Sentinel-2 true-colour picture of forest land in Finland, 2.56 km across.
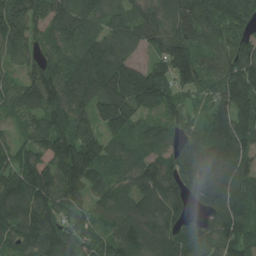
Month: July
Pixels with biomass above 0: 95%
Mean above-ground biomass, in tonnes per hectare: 144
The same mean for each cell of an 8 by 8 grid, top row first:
179 139 154 105 113 139 190 199
117 117 145 164 78 207 97 127
87 184 171 244 212 169 111 201
104 160 151 195 108 102 99 170
90 169 238 112 93 81 138 144
155 179 195 117 143 121 164 134
198 197 111 126 143 99 107 122
156 185 129 108 151 128 111 148
